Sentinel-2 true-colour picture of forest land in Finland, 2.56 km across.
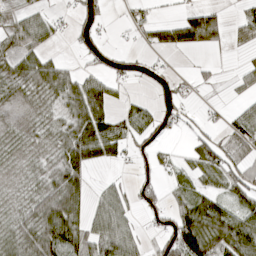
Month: April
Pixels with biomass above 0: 61%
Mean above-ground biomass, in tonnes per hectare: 42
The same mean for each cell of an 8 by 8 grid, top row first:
26 29 33 6 25 15 57 25
42 28 23 19 14 34 32 18
44 90 59 37 16 20 12 21
12 28 86 49 38 39 13 32
18 27 108 60 32 6 52 65
17 49 67 7 12 24 41 70
27 91 58 62 24 45 61 49
58 100 70 92 23 94 91 87
